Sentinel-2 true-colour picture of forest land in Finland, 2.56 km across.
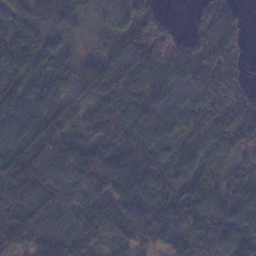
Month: January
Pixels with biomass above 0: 91%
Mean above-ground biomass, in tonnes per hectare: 114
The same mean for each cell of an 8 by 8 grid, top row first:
118 119 112 100 111 6 69 61
122 100 27 76 167 92 140 84
104 104 91 127 163 104 181 91
126 129 81 134 165 120 170 119
139 124 93 131 148 113 88 43
157 145 109 186 168 87 92 76
142 144 116 109 123 139 140 106
121 154 142 76 75 96 86 128
